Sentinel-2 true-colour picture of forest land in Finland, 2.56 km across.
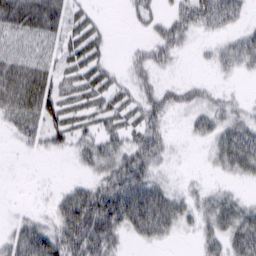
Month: February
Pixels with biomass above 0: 67%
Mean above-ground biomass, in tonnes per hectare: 31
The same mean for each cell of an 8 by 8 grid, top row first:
51 46 19 1 23 33 48 22
26 23 36 7 21 33 9 35
58 41 33 20 23 7 8 7
42 47 33 33 39 17 28 19
11 26 28 35 47 6 17 55
2 1 8 51 53 9 7 21
4 12 82 83 85 42 33 32
48 76 75 45 21 8 27 42
